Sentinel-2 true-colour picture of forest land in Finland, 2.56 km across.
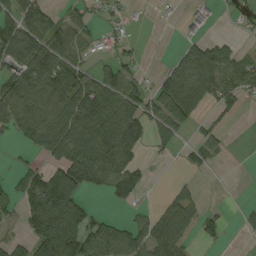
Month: September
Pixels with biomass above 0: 54%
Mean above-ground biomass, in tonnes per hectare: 53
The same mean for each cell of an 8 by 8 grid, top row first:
83 52 38 19 2 3 10 13
108 97 49 17 6 15 63 24
80 102 78 75 19 100 99 68
89 80 115 102 65 80 23 17
13 93 120 111 42 30 42 0
22 70 102 67 20 5 6 0
30 99 64 9 7 89 14 10
26 119 102 100 81 93 21 4
